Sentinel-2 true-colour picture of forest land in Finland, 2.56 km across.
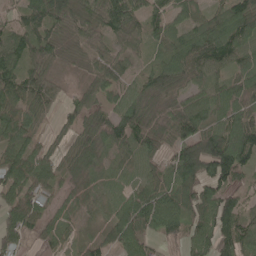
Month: May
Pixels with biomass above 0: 89%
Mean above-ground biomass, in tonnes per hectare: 71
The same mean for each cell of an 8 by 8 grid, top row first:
45 119 71 86 73 54 59 107
82 63 28 45 35 77 110 99
98 60 18 68 52 77 60 54
84 41 54 63 72 58 80 85
78 34 51 70 67 78 135 124
99 72 53 44 52 91 109 65
97 46 62 56 109 98 85 75
75 48 44 48 60 50 74 100
